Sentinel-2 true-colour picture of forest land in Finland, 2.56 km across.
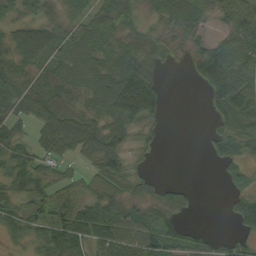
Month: September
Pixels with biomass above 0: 74%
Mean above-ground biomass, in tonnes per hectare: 50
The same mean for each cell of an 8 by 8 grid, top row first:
25 32 35 64 28 58 41 100
60 56 56 61 55 28 50 86
64 57 56 82 93 0 73 86
49 63 55 75 87 0 17 85
47 58 89 82 20 0 21 59
53 39 29 79 29 0 0 41
46 52 67 53 42 44 0 55
22 57 68 89 83 53 23 30
